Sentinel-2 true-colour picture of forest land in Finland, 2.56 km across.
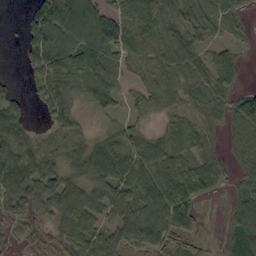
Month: September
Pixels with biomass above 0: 81%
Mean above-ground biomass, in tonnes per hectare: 60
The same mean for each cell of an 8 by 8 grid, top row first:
1 109 117 72 88 54 45 33
5 135 120 87 69 67 33 18
7 118 85 80 56 69 62 35
48 50 37 39 40 38 48 78
71 37 53 72 70 39 33 79
88 73 51 87 92 88 65 37
52 42 87 62 88 115 7 54
14 21 68 67 84 57 17 57
